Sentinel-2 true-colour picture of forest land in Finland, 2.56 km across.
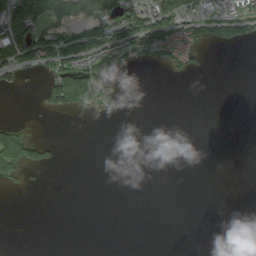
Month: August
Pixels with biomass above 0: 24%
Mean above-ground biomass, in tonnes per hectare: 31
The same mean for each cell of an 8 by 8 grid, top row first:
175 128 103 157 113 103 57 72
135 95 114 98 76 60 31 16
35 52 118 23 0 9 0 0
0 23 33 17 0 0 0 0
105 24 0 0 0 0 0 0
32 2 0 0 0 0 0 0
0 0 0 0 0 0 0 0
0 0 0 0 0 0 0 0
